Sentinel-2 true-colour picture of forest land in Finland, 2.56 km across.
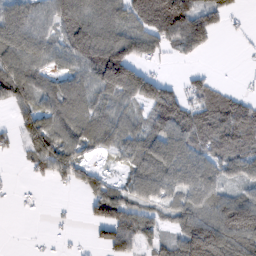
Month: February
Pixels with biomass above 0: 71%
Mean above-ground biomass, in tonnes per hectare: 70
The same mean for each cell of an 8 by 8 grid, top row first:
90 68 114 88 117 154 65 14
109 73 129 141 86 66 40 4
109 50 67 174 108 5 29 4
53 69 71 71 48 87 83 84
35 91 58 62 79 97 66 81
3 44 59 22 79 81 91 58
7 3 12 126 65 69 94 164
0 5 4 52 52 72 194 115
